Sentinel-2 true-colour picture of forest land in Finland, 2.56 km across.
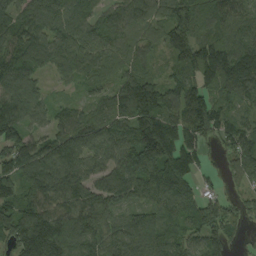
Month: September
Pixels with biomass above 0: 91%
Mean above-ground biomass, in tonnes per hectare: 112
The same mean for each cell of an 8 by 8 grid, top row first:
121 135 115 91 98 117 118 107
139 127 119 82 85 141 136 118
128 42 67 57 116 64 126 104
133 66 76 116 197 62 170 58
136 101 127 122 237 147 66 122
134 165 108 88 144 117 20 90
127 120 113 72 113 117 83 53
131 249 130 91 144 101 111 29
